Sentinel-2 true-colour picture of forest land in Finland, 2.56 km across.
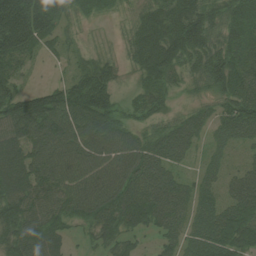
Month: August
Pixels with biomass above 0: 86%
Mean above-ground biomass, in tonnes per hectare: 75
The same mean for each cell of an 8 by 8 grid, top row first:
216 106 31 16 57 100 70 70
137 41 18 6 106 110 68 78
56 15 77 61 50 26 67 93
122 148 127 84 45 20 33 92
86 109 88 88 60 68 33 33
113 103 102 108 88 41 40 48
93 90 96 110 108 69 63 88
86 99 18 53 22 48 96 91
